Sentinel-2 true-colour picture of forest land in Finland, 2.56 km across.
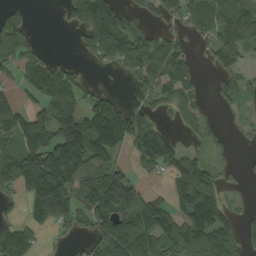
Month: September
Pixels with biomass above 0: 64%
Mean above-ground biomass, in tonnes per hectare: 103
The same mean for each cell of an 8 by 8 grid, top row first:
40 1 125 149 47 77 127 154
107 13 45 153 109 65 64 101
52 189 59 7 71 101 17 70
115 109 112 167 78 52 31 29
127 195 236 196 193 80 40 10
188 255 153 129 40 123 117 23
22 223 135 194 151 77 191 30
143 10 46 181 147 113 124 84
